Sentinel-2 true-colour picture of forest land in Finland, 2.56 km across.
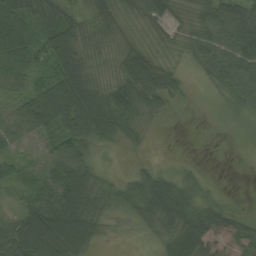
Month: August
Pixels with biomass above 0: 85%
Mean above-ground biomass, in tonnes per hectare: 54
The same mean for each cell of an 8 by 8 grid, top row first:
71 54 28 49 54 32 58 65
73 66 58 38 43 26 65 78
49 55 93 40 77 31 27 64
53 123 111 82 37 7 6 26
35 28 96 25 12 0 0 2
54 67 101 22 40 28 10 0
27 87 103 45 85 102 58 9
112 149 109 11 13 52 121 92
